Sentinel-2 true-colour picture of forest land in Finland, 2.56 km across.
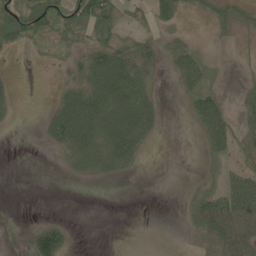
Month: June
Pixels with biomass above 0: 53%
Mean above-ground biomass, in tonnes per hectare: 33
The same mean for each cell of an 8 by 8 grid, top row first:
72 85 81 67 24 35 25 38
29 16 37 72 47 33 13 10
6 2 56 97 59 25 26 7
11 23 107 87 79 2 69 27
0 21 85 86 37 0 32 30
0 0 23 31 2 0 8 42
0 0 0 0 0 2 69 80
0 98 2 0 0 1 44 67
